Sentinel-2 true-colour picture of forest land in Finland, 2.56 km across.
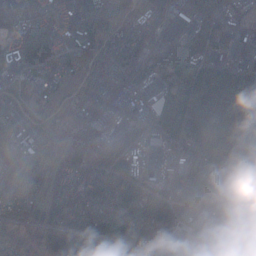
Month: December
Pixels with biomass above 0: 83%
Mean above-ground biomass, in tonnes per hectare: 83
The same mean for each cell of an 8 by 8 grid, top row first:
55 78 114 74 45 72 76 45
88 119 102 78 54 67 79 86
82 68 40 72 79 55 98 96
64 22 26 46 60 117 124 115
70 24 164 122 112 86 128 133
110 93 91 88 86 67 103 90
77 100 77 97 108 66 63 109
44 98 122 92 92 53 78 77
